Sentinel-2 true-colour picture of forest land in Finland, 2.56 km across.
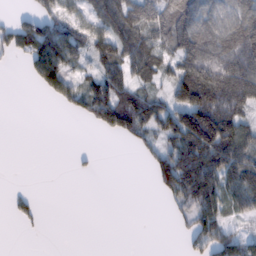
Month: February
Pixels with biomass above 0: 56%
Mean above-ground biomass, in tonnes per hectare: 64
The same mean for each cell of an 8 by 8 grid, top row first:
16 72 55 120 111 131 84 90
51 134 67 115 118 105 113 138
0 101 49 87 66 97 161 156
0 0 40 142 106 129 197 85
0 0 0 2 43 106 207 109
0 0 7 0 3 131 135 101
18 1 0 0 0 34 92 63
0 1 0 0 0 4 78 52
